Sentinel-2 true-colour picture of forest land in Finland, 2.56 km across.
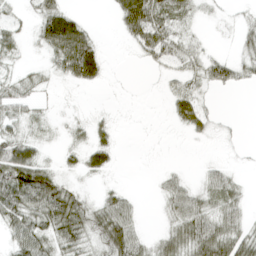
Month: April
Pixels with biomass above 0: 59%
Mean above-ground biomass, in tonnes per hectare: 28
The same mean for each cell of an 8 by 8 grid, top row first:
12 48 14 13 73 35 7 8
21 37 73 0 42 45 12 16
21 9 38 2 0 23 38 26
26 9 3 4 0 25 19 0
50 9 17 21 0 0 4 4
81 47 16 8 2 18 23 12
69 71 53 47 5 38 34 36
42 43 42 64 23 47 73 68
